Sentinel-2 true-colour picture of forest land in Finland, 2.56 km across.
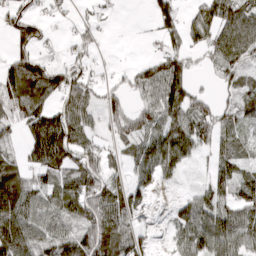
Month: March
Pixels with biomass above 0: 74%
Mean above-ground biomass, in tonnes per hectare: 63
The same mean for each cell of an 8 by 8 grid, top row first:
76 25 12 9 5 71 73 97
77 20 26 1 3 48 50 92
100 91 64 9 65 128 9 59
66 77 86 51 73 91 70 62
27 126 84 37 59 105 44 49
80 61 85 48 41 29 29 53
110 58 81 93 31 31 83 76
139 67 101 115 44 48 118 89
